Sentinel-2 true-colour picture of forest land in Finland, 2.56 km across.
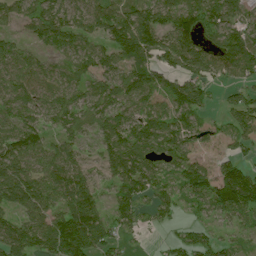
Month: July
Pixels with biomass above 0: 82%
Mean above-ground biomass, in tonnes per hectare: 72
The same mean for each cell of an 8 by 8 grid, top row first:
52 78 53 82 83 101 81 60
41 38 69 75 99 120 68 114
75 65 56 65 72 65 55 48
81 71 71 77 75 84 26 80
100 62 43 76 98 82 25 44
118 83 70 56 95 56 77 109
86 85 124 57 52 39 70 115
105 97 138 55 8 35 46 24
